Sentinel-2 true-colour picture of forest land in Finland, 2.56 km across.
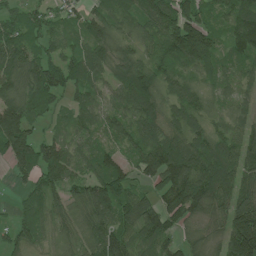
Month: July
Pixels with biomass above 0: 89%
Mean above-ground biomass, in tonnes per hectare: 89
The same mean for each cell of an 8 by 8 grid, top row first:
54 54 65 93 99 152 57 106
99 52 61 89 70 123 122 71
98 142 99 73 138 69 58 56
149 63 71 66 92 75 60 53
158 86 58 49 90 101 98 87
46 98 69 101 80 159 159 109
31 69 66 117 101 124 91 114
70 40 61 136 78 60 63 193
